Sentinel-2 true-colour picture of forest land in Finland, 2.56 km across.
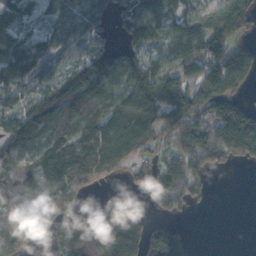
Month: November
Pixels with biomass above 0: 76%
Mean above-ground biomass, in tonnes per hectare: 127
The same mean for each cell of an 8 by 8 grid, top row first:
133 90 127 62 126 139 145 177
170 114 102 74 132 131 178 84
185 113 209 182 228 123 169 106
100 164 158 138 217 172 152 158
147 142 154 155 108 117 174 187
226 148 193 55 57 115 48 1
152 200 74 81 22 59 9 0
135 100 193 258 163 87 0 0
